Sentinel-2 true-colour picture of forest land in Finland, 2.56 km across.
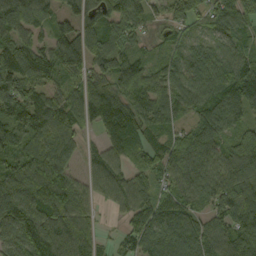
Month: September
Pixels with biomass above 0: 92%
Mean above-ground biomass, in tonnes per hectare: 89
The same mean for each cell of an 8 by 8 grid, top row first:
112 74 94 94 74 57 67 81
102 72 126 102 33 57 67 71
104 71 64 92 91 83 84 124
118 102 79 123 111 84 89 77
100 92 42 76 66 78 97 89
116 160 47 82 56 76 92 110
140 157 90 31 87 89 59 113
99 152 108 22 90 88 89 99
